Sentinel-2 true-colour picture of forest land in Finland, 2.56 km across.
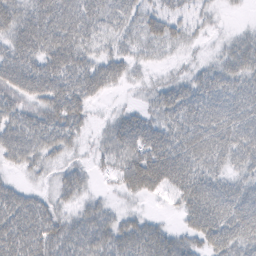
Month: February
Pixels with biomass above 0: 83%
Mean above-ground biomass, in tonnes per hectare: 41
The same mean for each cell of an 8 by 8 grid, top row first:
51 57 59 37 36 29 13 3
50 61 52 24 24 19 7 38
61 62 56 39 12 25 37 42
42 52 42 13 27 46 50 46
51 44 18 42 67 54 58 50
12 15 30 21 85 64 45 31
50 32 29 19 9 20 63 63
60 52 49 50 63 44 47 54
